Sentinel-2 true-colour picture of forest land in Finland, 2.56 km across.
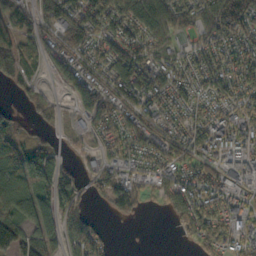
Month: October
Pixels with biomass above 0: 74%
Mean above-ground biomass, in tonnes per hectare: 79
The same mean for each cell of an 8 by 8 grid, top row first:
68 96 137 109 142 85 109 130
56 66 92 101 114 59 88 74
47 20 91 103 134 95 85 89
24 40 55 84 107 80 89 75
94 52 19 66 101 109 102 81
99 101 62 68 47 84 74 67
85 89 56 52 20 94 124 70
137 90 96 23 1 9 89 70
